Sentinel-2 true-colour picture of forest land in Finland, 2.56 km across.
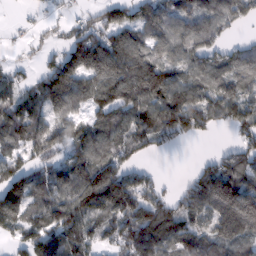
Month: February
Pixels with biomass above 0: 79%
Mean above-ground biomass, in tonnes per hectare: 105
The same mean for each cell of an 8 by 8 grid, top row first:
5 23 40 98 105 121 104 87
12 34 151 142 108 104 106 48
55 141 138 158 185 98 106 82
124 129 74 126 132 192 127 125
102 139 111 105 70 45 9 75
117 108 153 141 60 7 132 144
122 143 149 145 143 94 119 181
52 149 108 71 161 122 100 82
